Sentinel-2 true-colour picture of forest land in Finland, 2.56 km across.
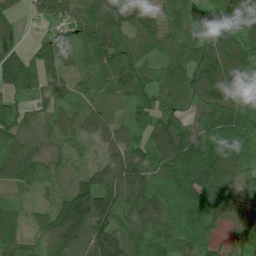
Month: July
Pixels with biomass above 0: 93%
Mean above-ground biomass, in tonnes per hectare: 78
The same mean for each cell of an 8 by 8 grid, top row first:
43 42 79 94 54 60 79 157
70 92 68 104 68 62 93 117
97 63 39 66 70 96 100 101
56 52 50 48 55 71 82 98
64 54 27 68 74 136 100 70
69 36 46 96 95 108 113 67
29 36 115 55 104 71 128 97
75 65 106 149 92 94 67 71
